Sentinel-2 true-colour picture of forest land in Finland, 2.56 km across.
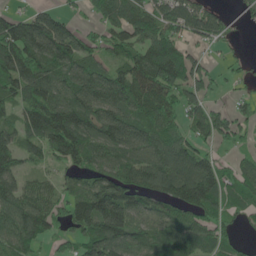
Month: June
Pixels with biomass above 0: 79%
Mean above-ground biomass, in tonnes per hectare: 91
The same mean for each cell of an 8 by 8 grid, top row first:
49 73 19 76 94 99 91 36
146 136 90 61 100 87 33 14
129 106 106 100 126 114 60 21
90 173 132 119 108 70 76 45
104 124 144 107 97 88 49 37
96 39 72 110 115 142 125 76
105 89 119 188 87 92 112 60
97 52 73 129 95 104 85 29
